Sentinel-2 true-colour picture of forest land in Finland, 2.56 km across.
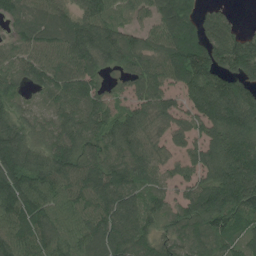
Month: July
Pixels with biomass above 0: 91%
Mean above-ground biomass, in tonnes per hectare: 108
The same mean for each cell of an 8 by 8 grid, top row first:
89 102 100 102 63 147 61 15
87 116 159 131 93 141 140 145
81 117 129 39 107 105 152 116
65 59 104 83 87 76 131 151
127 87 102 96 94 56 100 134
160 124 129 132 91 52 95 167
171 127 122 133 95 74 162 149
138 123 117 130 94 84 96 87
